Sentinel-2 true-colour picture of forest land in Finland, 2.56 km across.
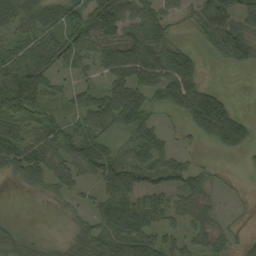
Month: September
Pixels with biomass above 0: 78%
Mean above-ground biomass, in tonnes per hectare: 56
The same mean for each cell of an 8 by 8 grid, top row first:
64 60 81 122 58 31 81 73
44 63 67 74 98 69 37 93
106 65 31 66 96 121 15 0
103 54 48 82 66 50 135 27
72 65 68 41 47 19 23 56
36 51 42 74 52 58 29 9
1 5 23 74 70 46 33 7
52 11 37 83 83 47 46 18
